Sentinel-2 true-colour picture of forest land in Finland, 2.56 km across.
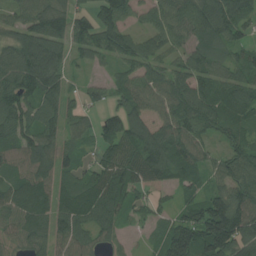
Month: July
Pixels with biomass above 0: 89%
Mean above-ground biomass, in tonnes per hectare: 84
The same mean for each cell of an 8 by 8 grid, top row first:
61 113 62 99 46 93 127 99
96 139 66 100 70 62 75 59
112 129 21 41 75 81 75 68
99 75 44 62 72 106 107 67
85 86 43 89 113 112 51 70
68 85 67 97 110 80 55 88
81 84 99 89 41 50 146 132
64 68 78 42 14 166 191 131
